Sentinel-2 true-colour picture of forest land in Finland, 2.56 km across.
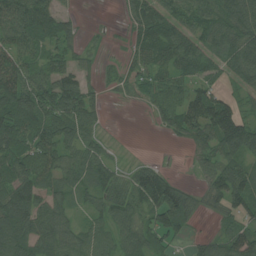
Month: July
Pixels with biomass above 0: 80%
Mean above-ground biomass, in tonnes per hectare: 64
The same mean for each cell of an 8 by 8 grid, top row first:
105 74 14 0 67 66 60 97
81 56 28 5 70 96 55 83
121 82 61 18 55 70 52 44
103 100 87 3 9 82 119 61
74 87 65 14 0 9 68 109
92 70 65 57 77 22 48 87
127 74 28 66 73 117 36 72
107 82 66 57 74 35 36 81
